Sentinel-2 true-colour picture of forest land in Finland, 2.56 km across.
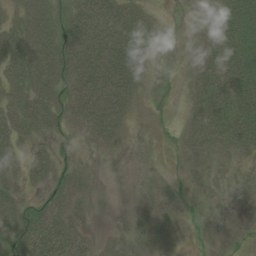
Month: August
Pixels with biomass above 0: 66%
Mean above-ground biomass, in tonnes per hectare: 28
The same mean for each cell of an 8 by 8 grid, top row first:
22 32 51 54 30 0 18 44
43 43 61 61 43 0 25 42
39 46 63 73 18 5 33 40
42 48 47 70 7 6 43 46
34 18 15 24 0 13 32 38
24 37 21 0 2 7 7 3
38 34 9 1 7 24 5 0
40 51 24 14 15 24 5 7
